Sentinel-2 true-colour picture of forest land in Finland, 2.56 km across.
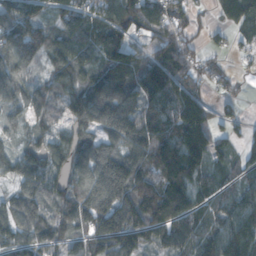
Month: November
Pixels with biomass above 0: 88%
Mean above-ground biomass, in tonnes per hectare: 124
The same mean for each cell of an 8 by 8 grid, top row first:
153 81 137 141 192 136 43 157
181 124 124 153 76 147 54 34
129 84 120 162 143 148 71 38
70 109 149 221 136 158 124 42
57 112 124 127 171 165 177 51
97 134 119 253 169 122 67 58
115 91 157 219 216 139 67 102
110 99 92 209 126 120 104 110
